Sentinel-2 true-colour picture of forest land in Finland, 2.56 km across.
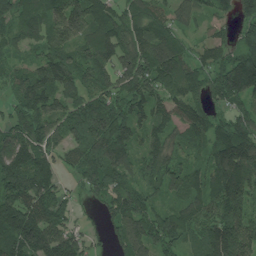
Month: July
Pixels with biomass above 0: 91%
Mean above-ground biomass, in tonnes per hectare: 126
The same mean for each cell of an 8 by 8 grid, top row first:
117 129 166 116 133 71 66 95
56 98 114 147 120 103 64 113
90 153 116 117 170 146 118 240
81 154 157 191 119 109 96 83
143 119 133 224 82 75 103 176
167 126 98 151 107 124 116 180
180 140 30 110 121 87 111 150
226 194 98 66 162 113 144 191
